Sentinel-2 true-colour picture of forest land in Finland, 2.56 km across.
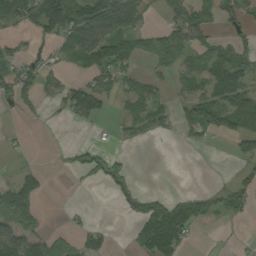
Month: September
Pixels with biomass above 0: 47%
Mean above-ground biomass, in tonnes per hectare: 42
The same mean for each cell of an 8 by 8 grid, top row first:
68 84 94 114 33 39 44 50
32 13 82 101 31 61 39 40
90 38 34 50 37 28 58 56
23 7 104 19 56 38 128 106
6 1 16 11 10 7 15 51
31 15 16 42 1 0 1 24
79 3 3 4 51 68 41 43
88 53 42 18 63 89 0 3
